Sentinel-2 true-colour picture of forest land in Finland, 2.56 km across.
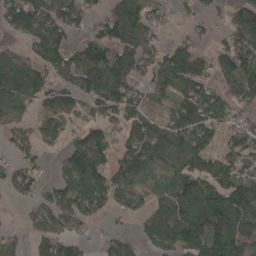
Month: April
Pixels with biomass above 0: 73%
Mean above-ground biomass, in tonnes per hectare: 89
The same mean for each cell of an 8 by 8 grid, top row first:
131 136 92 94 101 28 36 97
35 130 70 92 115 71 33 122
138 92 88 143 83 120 74 150
80 60 63 102 98 94 129 71
44 30 82 74 131 122 90 99
65 22 127 112 95 88 97 94
12 72 86 58 55 126 164 144
35 94 51 55 53 111 136 126
